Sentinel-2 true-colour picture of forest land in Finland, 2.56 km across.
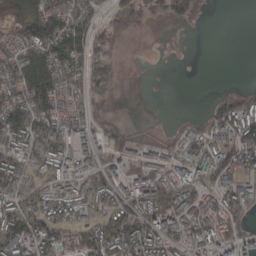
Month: March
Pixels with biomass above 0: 70%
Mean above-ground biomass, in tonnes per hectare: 80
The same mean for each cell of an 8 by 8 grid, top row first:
76 131 95 65 61 89 2 0
88 154 98 62 6 4 0 0
123 155 90 81 2 1 0 2
157 116 60 33 0 5 49 130
93 136 92 90 46 83 126 132
117 55 94 83 111 120 108 93
98 79 52 101 113 149 97 94
119 107 82 147 115 70 102 84
